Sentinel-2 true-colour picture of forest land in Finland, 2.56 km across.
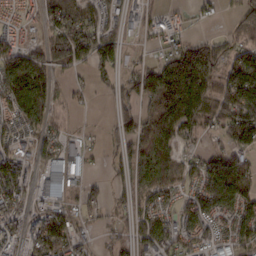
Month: February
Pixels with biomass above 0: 75%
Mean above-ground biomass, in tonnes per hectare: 74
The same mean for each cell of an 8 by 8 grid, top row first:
40 67 95 43 48 19 17 66
74 108 104 94 19 81 105 65
140 88 16 42 130 251 131 158
78 82 11 27 67 127 93 129
61 55 38 28 94 59 22 103
104 83 45 37 71 40 104 121
77 59 49 34 52 57 88 79
62 141 57 31 62 74 59 68
